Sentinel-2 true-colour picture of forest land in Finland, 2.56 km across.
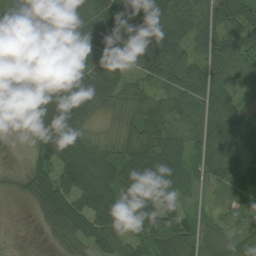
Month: August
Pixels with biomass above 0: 88%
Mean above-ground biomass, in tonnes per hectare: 70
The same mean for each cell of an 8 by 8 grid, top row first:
65 74 89 115 119 81 91 130
81 53 75 114 100 80 84 77
125 52 68 78 46 102 84 50
54 135 63 29 67 62 75 56
2 106 90 43 77 57 83 57
19 59 101 70 114 85 48 58
4 74 79 83 60 67 22 63
2 14 54 82 47 84 39 55
